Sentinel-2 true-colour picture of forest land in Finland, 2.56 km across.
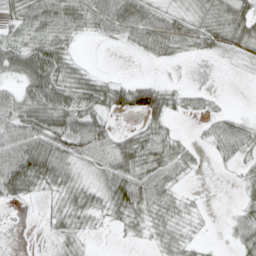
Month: April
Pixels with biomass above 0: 68%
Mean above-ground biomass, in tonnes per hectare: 34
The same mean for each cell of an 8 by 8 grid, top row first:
38 55 52 62 61 32 34 51
44 54 7 5 38 32 38 36
33 73 40 27 20 4 0 1
60 71 61 35 60 19 17 8
68 65 58 45 49 32 17 46
75 52 22 57 63 30 1 18
6 14 40 41 47 28 4 19
0 8 20 3 15 36 7 33
